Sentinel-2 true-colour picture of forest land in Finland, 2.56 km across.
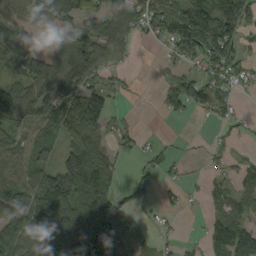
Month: September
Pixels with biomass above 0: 69%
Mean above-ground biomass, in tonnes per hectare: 86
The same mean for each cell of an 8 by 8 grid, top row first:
90 137 115 107 136 173 258 157
110 47 120 111 7 80 179 89
88 140 111 34 0 70 66 65
143 126 176 61 1 47 55 20
89 42 123 56 22 11 18 12
125 81 151 78 37 20 31 63
126 160 99 103 29 24 36 74
133 115 132 129 44 20 56 124
